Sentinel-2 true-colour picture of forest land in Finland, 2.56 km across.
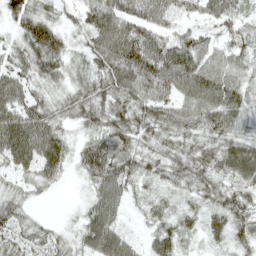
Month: April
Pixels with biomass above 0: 93%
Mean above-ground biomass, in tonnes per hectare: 55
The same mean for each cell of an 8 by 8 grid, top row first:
52 43 48 93 66 43 52 45
38 83 36 107 101 77 42 48
59 49 41 77 92 87 79 52
76 54 60 64 62 60 71 66
107 86 30 58 43 40 51 58
34 38 26 74 39 41 53 51
44 2 18 72 21 28 38 60
46 43 46 86 27 54 28 40
